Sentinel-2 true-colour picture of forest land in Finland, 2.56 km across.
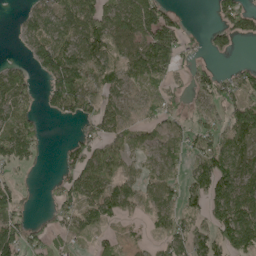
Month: May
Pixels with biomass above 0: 66%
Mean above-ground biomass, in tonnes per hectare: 53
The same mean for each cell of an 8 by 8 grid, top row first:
7 54 94 73 97 30 5 80
6 89 77 53 90 68 36 10
68 66 82 45 65 28 61 53
76 34 67 51 28 32 43 74
88 14 47 56 26 28 59 64
26 5 70 63 32 28 105 84
51 14 64 52 33 47 75 124
82 33 27 19 12 67 64 110
